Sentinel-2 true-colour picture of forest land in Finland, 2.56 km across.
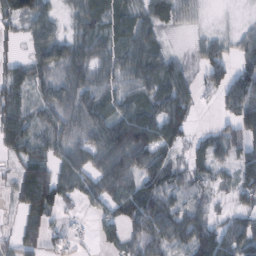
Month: February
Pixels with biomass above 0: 80%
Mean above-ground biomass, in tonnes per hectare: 50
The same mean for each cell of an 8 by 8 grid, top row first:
66 42 51 73 51 45 9 5
13 67 55 67 73 9 37 34
43 42 56 45 63 73 33 66
50 40 58 58 69 79 4 89
45 43 47 90 86 52 43 54
38 76 58 73 67 36 39 55
28 75 20 40 82 46 27 36
34 40 18 29 57 50 95 77
